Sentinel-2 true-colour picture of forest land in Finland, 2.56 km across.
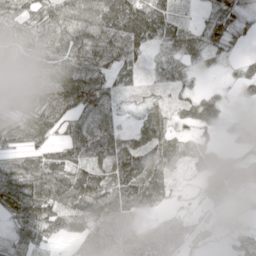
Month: May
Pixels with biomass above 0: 88%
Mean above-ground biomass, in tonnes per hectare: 63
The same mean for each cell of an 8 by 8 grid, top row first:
61 70 80 138 137 66 46 69
70 54 80 95 69 62 57 21
86 74 93 66 24 46 6 47
94 95 79 46 37 36 43 17
55 50 78 75 65 41 30 71
107 86 88 93 116 28 45 54
107 88 84 99 56 23 23 23
55 42 63 82 57 42 15 17
